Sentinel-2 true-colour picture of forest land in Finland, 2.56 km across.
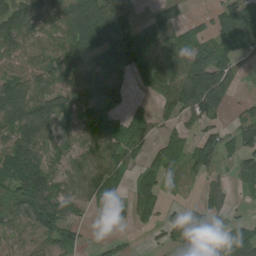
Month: August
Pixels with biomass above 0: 71%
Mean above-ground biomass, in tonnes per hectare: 65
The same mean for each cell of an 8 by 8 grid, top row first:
95 90 94 95 31 58 17 88
71 61 73 117 90 59 56 72
64 67 71 109 55 99 136 18
88 84 76 103 36 68 80 22
96 62 75 99 55 50 75 52
83 74 86 78 58 29 41 47
77 107 47 32 63 21 47 11
42 67 25 16 5 50 81 98
